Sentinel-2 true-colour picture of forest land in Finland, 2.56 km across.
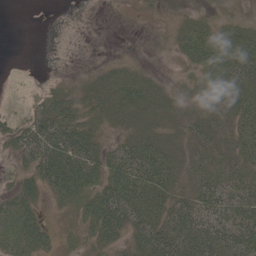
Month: May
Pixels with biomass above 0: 74%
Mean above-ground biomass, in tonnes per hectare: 38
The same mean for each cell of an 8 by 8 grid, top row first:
0 0 0 0 7 15 21 16
0 0 0 2 4 24 81 63
2 4 17 42 35 14 42 57
6 41 37 45 53 39 41 56
35 72 60 25 57 41 41 48
19 59 64 58 82 48 51 45
55 17 38 74 64 56 60 67
69 34 22 36 55 63 70 67
